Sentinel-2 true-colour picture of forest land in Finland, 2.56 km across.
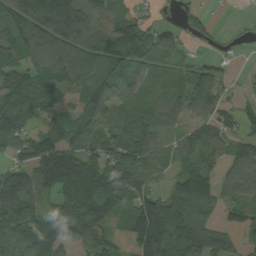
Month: September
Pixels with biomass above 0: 82%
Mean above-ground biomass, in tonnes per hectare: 96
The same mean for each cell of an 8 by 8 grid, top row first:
139 183 111 92 40 29 30 4
113 141 129 132 165 86 13 15
99 73 102 101 62 54 89 11
105 65 79 87 83 58 63 55
84 120 104 102 112 38 83 66
115 170 223 197 90 64 81 84
173 65 200 137 153 84 70 91
75 168 69 65 175 142 105 43
